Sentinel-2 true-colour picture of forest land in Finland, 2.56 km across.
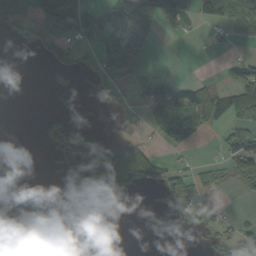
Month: September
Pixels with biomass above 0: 33%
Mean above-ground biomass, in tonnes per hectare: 40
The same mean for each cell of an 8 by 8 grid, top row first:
67 141 81 74 61 102 80 94
6 78 39 111 52 0 6 7
0 0 3 63 61 47 19 61
0 0 0 6 29 104 109 81
2 10 142 69 40 9 0 84
19 0 72 119 97 47 37 53
0 0 0 0 1 46 35 5
0 0 0 0 0 0 22 81
